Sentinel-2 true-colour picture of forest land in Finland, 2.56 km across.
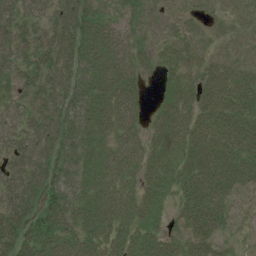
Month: July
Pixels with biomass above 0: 89%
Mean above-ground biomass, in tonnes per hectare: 39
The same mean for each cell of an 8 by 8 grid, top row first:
46 34 65 33 20 13 14 17
59 44 65 53 21 27 17 20
36 55 59 38 17 22 26 36
35 56 51 40 15 34 33 41
46 63 50 27 25 35 44 47
60 69 40 34 27 33 47 46
57 72 40 39 32 21 58 33
65 69 45 37 35 21 39 17
